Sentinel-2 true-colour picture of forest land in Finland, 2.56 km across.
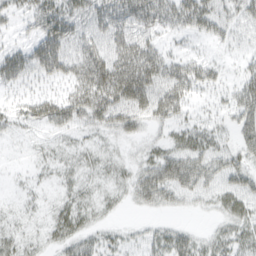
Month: March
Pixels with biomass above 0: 65%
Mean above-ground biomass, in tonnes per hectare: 25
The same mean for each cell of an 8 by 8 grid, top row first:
16 38 32 44 41 34 36 24
18 46 34 37 40 7 6 8
27 24 41 60 55 43 23 19
20 39 39 46 37 31 10 32
5 10 12 9 12 21 27 23
4 9 16 14 27 52 33 29
8 11 24 8 14 13 10 26
20 12 24 12 16 33 18 27
